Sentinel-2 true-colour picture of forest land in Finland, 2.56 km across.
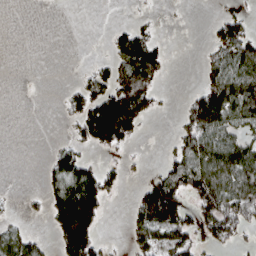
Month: April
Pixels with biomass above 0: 41%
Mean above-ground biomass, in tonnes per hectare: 51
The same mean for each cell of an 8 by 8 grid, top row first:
0 0 0 0 8 1 2 32
0 0 0 33 114 1 25 105
0 0 17 80 119 1 46 105
0 0 67 176 79 8 156 102
0 2 43 89 7 35 89 74
0 32 115 37 13 79 111 111
3 50 219 7 113 133 93 105
66 16 168 7 60 72 38 29
